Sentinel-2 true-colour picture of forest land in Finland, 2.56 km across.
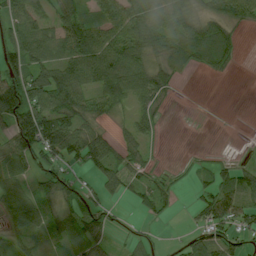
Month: July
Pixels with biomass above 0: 67%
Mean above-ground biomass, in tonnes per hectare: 45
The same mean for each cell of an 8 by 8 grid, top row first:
54 34 58 61 71 59 39 52
71 58 91 78 67 58 91 19
78 95 79 75 63 27 5 0
130 84 70 29 30 0 0 0
63 82 91 47 29 0 0 1
46 33 19 54 31 6 22 60
68 27 33 15 25 12 67 68
32 19 43 16 14 7 53 42
